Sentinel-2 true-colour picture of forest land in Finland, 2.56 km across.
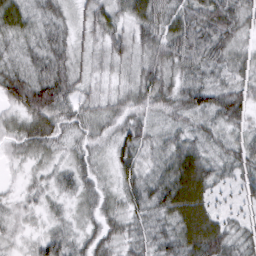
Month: March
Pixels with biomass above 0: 97%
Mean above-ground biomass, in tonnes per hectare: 42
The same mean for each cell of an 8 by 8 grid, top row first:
53 34 32 43 58 50 76 53
25 44 33 43 47 66 65 33
51 63 36 22 54 47 37 37
36 74 39 36 34 41 48 46
31 42 26 34 40 43 33 40
8 20 39 26 41 83 53 40
18 19 24 28 46 78 56 30
16 34 28 36 37 58 91 39
